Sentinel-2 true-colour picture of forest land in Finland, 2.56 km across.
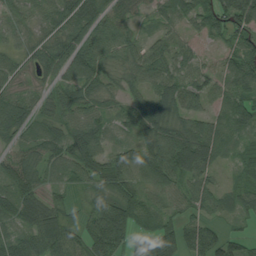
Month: August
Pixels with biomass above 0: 88%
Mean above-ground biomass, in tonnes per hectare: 61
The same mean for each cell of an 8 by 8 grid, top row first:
40 45 73 61 19 47 69 112
28 56 79 60 50 51 13 60
31 40 77 31 54 67 52 71
85 33 55 28 62 70 56 89
47 66 94 38 61 107 108 36
90 40 43 73 52 85 46 32
60 66 27 103 70 36 48 52
67 97 54 107 120 102 89 39
